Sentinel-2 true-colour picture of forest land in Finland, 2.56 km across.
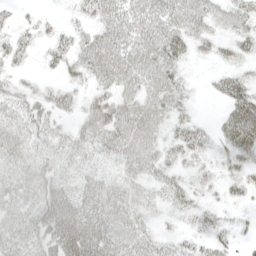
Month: May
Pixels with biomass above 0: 81%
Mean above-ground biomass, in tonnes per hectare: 35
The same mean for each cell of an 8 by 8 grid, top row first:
10 8 18 50 59 58 47 36
27 20 36 59 55 44 19 25
15 9 19 46 48 30 7 28
30 33 25 58 51 30 2 55
49 30 35 51 50 29 24 58
43 47 30 26 33 25 18 23
41 62 57 55 30 20 19 10
40 49 71 51 39 21 19 9
